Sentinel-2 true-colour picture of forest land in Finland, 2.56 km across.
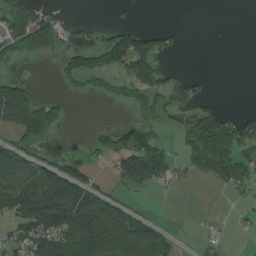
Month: August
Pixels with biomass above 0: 44%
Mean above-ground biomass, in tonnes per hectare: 55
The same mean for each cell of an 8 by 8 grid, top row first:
102 70 7 2 0 0 0 0
70 74 46 144 96 20 0 0
51 0 59 48 100 43 13 0
149 93 0 1 31 20 55 16
45 24 3 61 89 20 107 85
114 76 72 33 81 41 50 63
107 155 160 86 9 0 1 12
64 131 183 157 116 23 15 2
